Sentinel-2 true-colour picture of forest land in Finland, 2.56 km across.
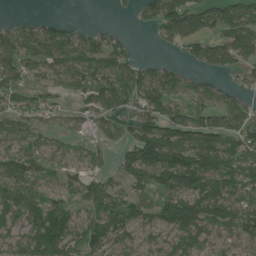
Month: July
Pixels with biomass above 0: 77%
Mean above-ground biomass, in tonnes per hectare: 78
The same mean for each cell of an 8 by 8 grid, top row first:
9 14 1 5 36 126 91 104
107 108 84 75 1 43 85 108
86 59 68 86 92 61 38 30
70 56 43 81 88 69 88 78
67 43 37 46 178 154 130 88
106 51 58 44 101 157 127 80
116 95 63 102 82 135 115 80
72 155 91 89 55 67 63 68
